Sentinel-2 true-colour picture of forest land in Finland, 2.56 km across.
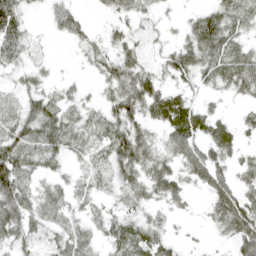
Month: April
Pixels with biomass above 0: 75%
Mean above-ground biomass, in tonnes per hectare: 33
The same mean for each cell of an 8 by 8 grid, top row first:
51 17 20 18 23 7 36 39
40 7 18 35 32 30 53 36
22 18 9 45 54 26 31 48
33 50 26 37 47 57 25 10
53 41 28 44 46 43 41 25
71 24 17 31 45 38 51 23
70 42 18 20 26 16 21 65
38 27 29 32 37 16 6 51
